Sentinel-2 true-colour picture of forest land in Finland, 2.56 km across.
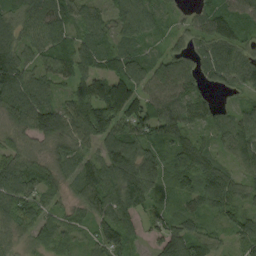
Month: September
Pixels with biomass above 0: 92%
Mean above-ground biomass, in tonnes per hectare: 78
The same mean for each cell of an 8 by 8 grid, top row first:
76 128 84 60 85 25 88 108
85 88 84 76 53 35 81 80
125 73 81 71 79 117 55 80
99 115 112 99 68 104 76 58
49 55 63 110 110 106 48 113
99 66 80 106 149 101 105 54
101 50 50 87 60 56 72 58
36 67 40 34 20 93 59 57
